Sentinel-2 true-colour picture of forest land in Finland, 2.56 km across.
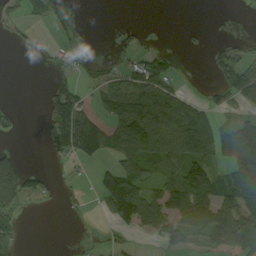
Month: September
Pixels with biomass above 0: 44%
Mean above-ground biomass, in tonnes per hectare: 52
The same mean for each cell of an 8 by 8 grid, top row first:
31 35 5 0 0 0 0 1
12 16 19 8 24 2 19 23
0 12 36 45 66 20 7 101
9 72 104 93 172 116 45 32
4 48 53 74 149 132 80 145
118 26 7 100 82 91 101 123
60 8 14 102 127 81 93 98
46 0 6 11 11 45 55 104
